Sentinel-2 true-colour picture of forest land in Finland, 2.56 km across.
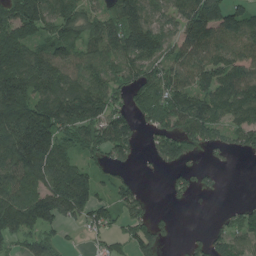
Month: July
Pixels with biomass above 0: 75%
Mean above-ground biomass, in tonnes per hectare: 121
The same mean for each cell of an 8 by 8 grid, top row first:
177 154 127 127 160 108 157 118
173 117 99 139 180 98 151 129
200 186 133 107 130 115 116 139
216 231 226 138 88 156 143 119
259 222 134 186 37 154 113 83
152 173 152 63 11 45 29 0
173 199 165 91 68 11 1 48
84 76 12 50 114 18 78 110
